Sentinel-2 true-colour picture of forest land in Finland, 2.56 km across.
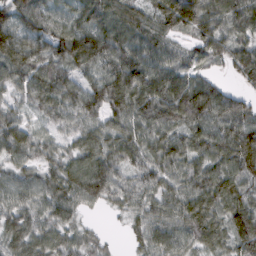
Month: February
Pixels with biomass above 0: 93%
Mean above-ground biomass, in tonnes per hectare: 77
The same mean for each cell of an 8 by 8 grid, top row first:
91 69 74 94 77 128 105 98
117 96 120 100 93 46 73 73
75 97 55 93 105 84 53 44
43 57 83 82 85 94 108 82
85 50 68 69 74 72 87 126
54 60 86 86 67 65 87 95
71 71 51 28 59 71 89 94
70 68 52 11 55 67 81 96
